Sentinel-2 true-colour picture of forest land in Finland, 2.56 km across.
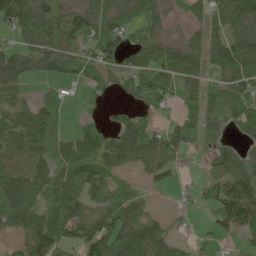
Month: May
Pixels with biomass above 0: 76%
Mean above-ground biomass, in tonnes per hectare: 61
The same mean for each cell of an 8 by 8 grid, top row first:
92 74 67 71 63 19 48 74
46 73 56 75 61 43 69 87
61 36 45 39 84 63 43 79
70 67 12 15 32 27 45 60
85 75 73 67 89 70 26 34
105 72 71 53 29 19 36 93
121 68 65 87 49 10 47 158
33 107 78 101 115 33 26 37
